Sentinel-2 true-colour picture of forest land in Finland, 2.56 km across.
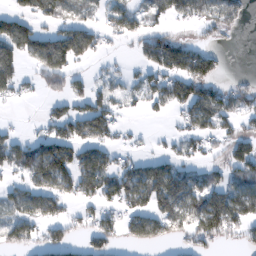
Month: February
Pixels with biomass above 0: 57%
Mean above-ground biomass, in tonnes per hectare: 65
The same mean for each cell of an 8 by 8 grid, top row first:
58 60 40 66 68 64 76 55
92 113 92 13 68 95 38 1
70 58 34 51 54 111 91 20
3 27 69 66 28 45 107 81
62 90 73 41 9 41 41 86
47 116 105 93 102 98 58 79
64 73 35 47 84 104 153 125
68 61 31 47 73 37 56 33
